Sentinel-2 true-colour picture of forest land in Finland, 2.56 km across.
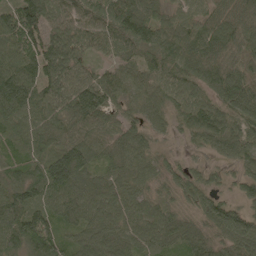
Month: May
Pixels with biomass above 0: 96%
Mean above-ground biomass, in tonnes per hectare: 79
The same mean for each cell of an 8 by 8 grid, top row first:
101 102 84 101 84 55 62 87
86 94 81 66 77 79 92 88
129 92 80 71 65 72 79 99
105 94 111 60 61 50 78 82
73 82 94 72 68 13 51 69
78 126 92 62 68 55 36 43
110 74 92 80 74 52 75 51
101 114 66 101 81 68 63 95
